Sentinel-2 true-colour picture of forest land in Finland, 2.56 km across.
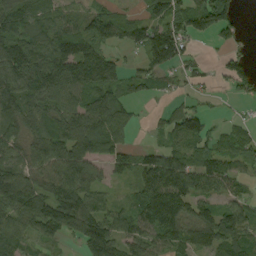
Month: September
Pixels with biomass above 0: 78%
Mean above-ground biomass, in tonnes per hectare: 90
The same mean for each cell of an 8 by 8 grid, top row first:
113 75 66 74 53 104 151 41
152 137 84 49 100 121 9 31
141 153 113 44 68 46 19 101
129 96 106 116 8 67 31 8
86 119 127 92 20 67 80 68
140 111 144 52 112 149 112 46
138 146 167 53 127 122 43 37
90 53 101 140 94 97 131 88
